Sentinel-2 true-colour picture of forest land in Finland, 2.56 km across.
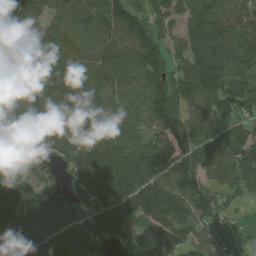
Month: August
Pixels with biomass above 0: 89%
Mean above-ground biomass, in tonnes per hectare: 127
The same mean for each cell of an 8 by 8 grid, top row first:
116 81 114 148 111 100 175 117
96 130 115 127 171 81 203 141
98 161 168 138 142 139 219 122
128 137 180 112 134 149 158 117
59 112 133 131 123 184 128 133
67 40 138 146 160 182 93 138
140 132 93 136 159 154 143 26
128 130 143 97 84 139 109 29
